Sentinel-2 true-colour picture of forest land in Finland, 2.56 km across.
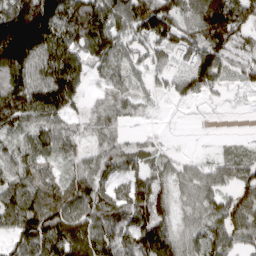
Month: April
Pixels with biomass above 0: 84%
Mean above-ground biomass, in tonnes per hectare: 91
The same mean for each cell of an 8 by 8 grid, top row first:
173 205 152 134 158 104 151 140
174 151 110 110 104 111 156 78
125 151 84 50 57 89 136 40
135 146 47 51 12 0 1 3
53 81 45 62 31 5 1 13
93 63 79 59 70 60 60 80
65 119 102 113 113 56 69 90
82 150 112 123 149 86 99 79
